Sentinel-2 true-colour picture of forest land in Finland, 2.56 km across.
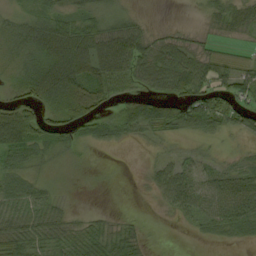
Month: September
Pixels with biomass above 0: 74%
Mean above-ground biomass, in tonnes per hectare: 39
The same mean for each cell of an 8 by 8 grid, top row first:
19 39 39 38 11 1 21 42
24 61 75 117 59 57 17 7
24 79 92 59 47 80 53 47
70 40 94 33 60 72 74 40
67 58 28 23 12 13 18 13
38 11 2 1 8 49 30 41
41 41 4 3 1 30 49 73
66 46 40 49 18 0 13 18
